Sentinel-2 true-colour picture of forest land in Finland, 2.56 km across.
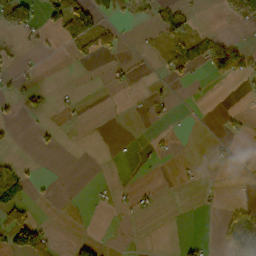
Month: October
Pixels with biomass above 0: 19%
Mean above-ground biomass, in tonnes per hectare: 16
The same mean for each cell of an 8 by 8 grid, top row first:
94 40 94 27 8 46 1 27
8 6 31 19 4 44 59 51
9 0 1 8 3 23 14 21
13 8 4 0 3 3 0 8
4 7 0 1 2 3 4 7
29 2 0 1 0 3 3 8
66 2 1 6 7 0 2 21
69 34 21 0 1 4 6 66
